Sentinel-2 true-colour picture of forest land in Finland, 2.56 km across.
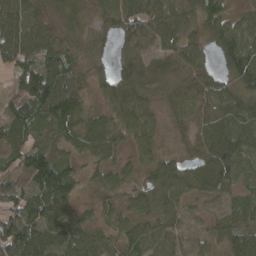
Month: April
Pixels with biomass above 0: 92%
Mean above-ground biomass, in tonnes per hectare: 89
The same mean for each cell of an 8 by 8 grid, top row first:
90 68 56 99 161 143 122 52
148 114 80 59 89 118 84 133
84 138 73 80 89 88 103 99
87 120 98 80 86 76 120 102
76 70 78 69 68 34 139 98
88 152 54 61 42 96 109 50
96 130 44 52 77 79 36 49
157 107 89 52 112 71 53 96
